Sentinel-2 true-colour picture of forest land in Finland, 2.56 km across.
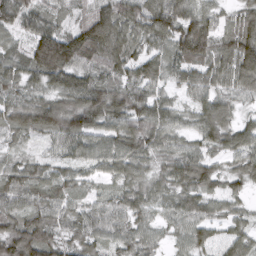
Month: March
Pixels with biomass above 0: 95%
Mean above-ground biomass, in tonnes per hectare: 74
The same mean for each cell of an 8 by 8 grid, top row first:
87 60 47 108 105 107 57 67
45 155 136 119 58 92 99 116
71 85 84 75 78 48 71 87
88 106 114 105 85 54 82 41
38 37 82 83 85 55 66 73
72 61 45 58 54 89 81 57
60 72 48 48 56 62 54 37
119 79 53 48 55 36 68 69
